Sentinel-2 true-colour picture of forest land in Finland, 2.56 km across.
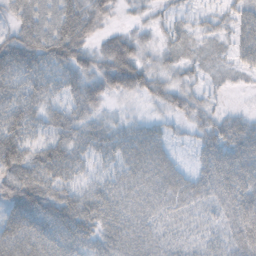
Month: October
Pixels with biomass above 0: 85%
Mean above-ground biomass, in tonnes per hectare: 39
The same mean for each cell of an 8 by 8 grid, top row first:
35 56 64 19 11 21 18 39
59 66 55 49 25 27 16 39
49 42 41 50 45 24 13 11
55 37 43 9 6 32 25 13
60 47 42 38 50 13 34 54
67 55 31 34 45 36 39 54
61 58 59 46 37 29 23 47
59 54 58 44 39 23 26 39
